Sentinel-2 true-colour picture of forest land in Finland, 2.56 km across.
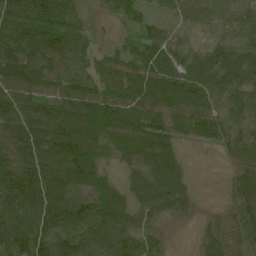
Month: June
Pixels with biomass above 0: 92%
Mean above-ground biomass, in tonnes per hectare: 88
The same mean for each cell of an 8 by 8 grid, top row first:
108 114 54 28 43 45 61 58
121 127 69 31 64 60 59 82
116 91 97 79 110 97 95 100
115 121 142 103 84 79 83 46
112 150 159 75 112 63 45 58
141 150 134 45 86 98 0 67
129 168 148 125 77 70 12 88
117 115 96 112 81 6 57 74
